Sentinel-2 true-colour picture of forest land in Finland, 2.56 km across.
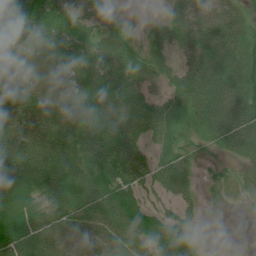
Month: July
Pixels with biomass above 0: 89%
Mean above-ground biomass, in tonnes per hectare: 61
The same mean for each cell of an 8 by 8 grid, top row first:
84 77 65 41 4 55 74 51
63 71 59 64 35 66 97 72
72 63 57 76 65 63 100 69
83 63 75 81 85 45 81 90
97 73 65 94 58 41 23 57
102 77 56 75 64 56 16 14
80 57 62 72 50 32 13 6
87 76 73 71 60 68 1 3
